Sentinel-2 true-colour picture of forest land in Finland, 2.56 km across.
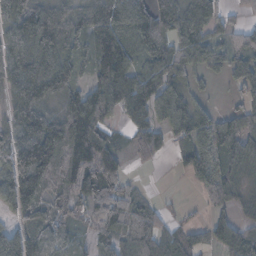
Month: November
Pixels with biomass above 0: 81%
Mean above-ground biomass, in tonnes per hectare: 79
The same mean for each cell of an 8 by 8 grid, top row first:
88 93 83 113 97 112 78 25
90 116 70 157 93 85 64 52
81 125 48 135 87 75 27 59
67 70 128 63 89 103 42 50
88 164 146 67 58 46 108 126
117 114 111 76 4 10 78 66
67 63 45 102 60 8 32 34
92 85 26 66 87 71 56 91
